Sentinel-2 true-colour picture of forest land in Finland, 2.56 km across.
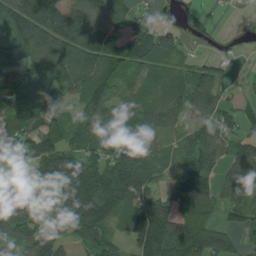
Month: July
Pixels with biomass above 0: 82%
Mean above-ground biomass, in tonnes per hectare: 96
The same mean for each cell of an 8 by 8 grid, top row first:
139 183 111 92 40 29 30 4
113 141 129 132 165 86 13 15
99 73 102 101 62 54 89 11
105 65 79 87 83 58 63 55
84 120 104 102 112 38 83 66
115 170 223 197 90 64 81 84
173 65 200 137 153 84 70 91
75 168 69 65 175 142 105 43
